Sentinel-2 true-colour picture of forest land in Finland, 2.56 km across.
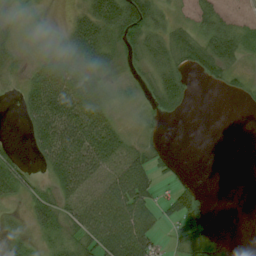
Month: August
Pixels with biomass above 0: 63%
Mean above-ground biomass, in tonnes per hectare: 37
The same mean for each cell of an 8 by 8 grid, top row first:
15 8 41 94 88 16 47 12
24 29 75 39 53 49 55 36
9 55 60 16 19 50 18 17
10 89 72 29 14 23 0 1
8 73 89 63 26 1 0 0
51 27 83 72 68 21 0 0
10 45 68 89 67 39 3 0
22 20 39 92 82 20 24 0
